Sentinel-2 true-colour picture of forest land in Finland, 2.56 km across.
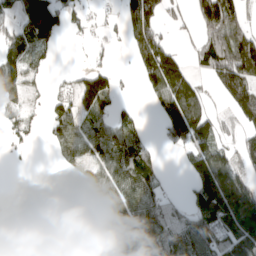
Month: April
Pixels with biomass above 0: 56%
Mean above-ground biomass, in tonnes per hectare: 81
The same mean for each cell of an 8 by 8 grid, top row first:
85 170 40 17 187 25 165 83
93 60 5 16 146 40 106 199
83 19 62 56 65 152 49 185
54 49 79 47 13 198 74 105
24 28 81 90 52 87 108 57
0 0 44 93 106 5 219 95
21 0 59 86 107 51 203 210
2 0 12 85 88 112 120 201
